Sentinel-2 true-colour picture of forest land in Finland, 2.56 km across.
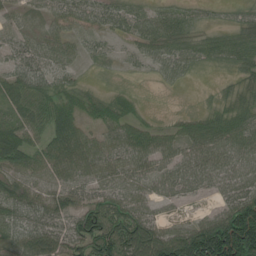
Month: July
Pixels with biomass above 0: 83%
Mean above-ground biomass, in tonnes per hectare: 56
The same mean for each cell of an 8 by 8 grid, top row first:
29 30 40 48 44 50 16 23
44 46 24 12 37 47 37 54
62 43 17 5 5 22 3 28
51 66 47 52 16 11 31 46
88 59 72 48 58 42 79 70
47 52 59 58 51 56 60 61
62 63 64 77 46 16 17 110
63 79 94 139 125 115 233 260
